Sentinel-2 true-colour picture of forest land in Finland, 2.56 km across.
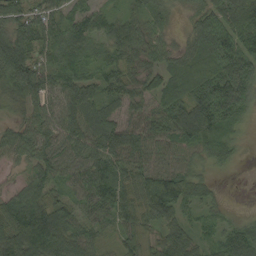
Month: September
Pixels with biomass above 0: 93%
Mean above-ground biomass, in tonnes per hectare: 70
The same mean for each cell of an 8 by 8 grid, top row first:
62 62 51 40 49 18 76 106
113 64 76 56 58 39 99 97
93 71 72 61 63 77 112 111
37 69 89 68 70 95 136 70
68 73 74 89 76 67 89 24
26 74 63 88 83 96 30 4
103 106 62 77 78 85 32 8
101 116 70 27 59 77 33 85
